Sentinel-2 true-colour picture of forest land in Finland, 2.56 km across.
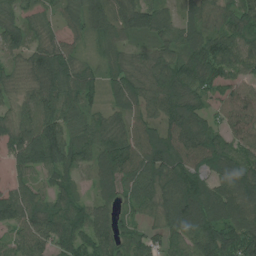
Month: July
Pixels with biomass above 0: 92%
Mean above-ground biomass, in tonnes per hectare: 83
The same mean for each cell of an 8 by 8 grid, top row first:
62 34 68 87 88 46 69 82
65 88 35 65 42 84 102 87
52 129 99 59 91 123 87 59
56 100 86 53 67 110 65 84
86 160 78 102 107 117 126 77
42 48 41 83 107 115 80 118
99 74 70 60 56 139 115 103
53 71 75 85 67 68 120 125
